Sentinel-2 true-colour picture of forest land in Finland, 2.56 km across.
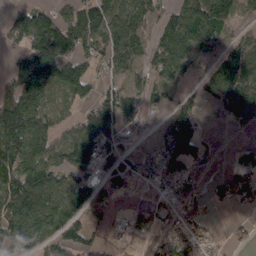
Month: March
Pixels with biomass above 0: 70%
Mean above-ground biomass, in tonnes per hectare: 82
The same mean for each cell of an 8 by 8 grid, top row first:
73 85 119 101 81 84 142 48
56 203 106 115 71 137 46 79
78 159 124 56 56 46 67 119
183 75 44 119 64 65 13 85
191 107 110 72 24 144 28 22
147 113 75 88 35 78 20 78
140 110 71 35 37 55 27 23
127 72 79 25 42 75 39 24
